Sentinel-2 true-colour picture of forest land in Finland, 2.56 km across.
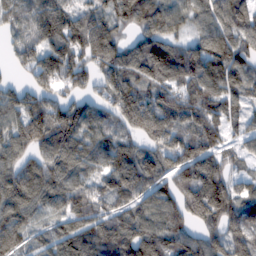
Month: February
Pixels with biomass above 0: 89%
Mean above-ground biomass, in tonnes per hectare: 106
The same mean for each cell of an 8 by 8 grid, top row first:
92 124 90 87 102 96 96 125
64 124 127 113 106 78 114 112
31 104 93 125 106 109 140 107
119 141 120 100 142 134 139 76
101 127 131 106 83 122 113 56
123 117 97 121 126 101 145 49
127 83 106 84 87 85 158 103
93 69 130 126 136 113 78 51
